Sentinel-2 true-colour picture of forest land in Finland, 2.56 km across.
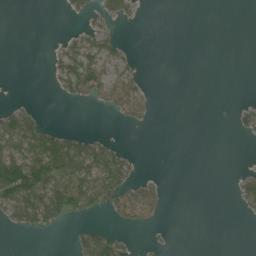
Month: July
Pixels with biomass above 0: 27%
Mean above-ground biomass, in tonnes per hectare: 21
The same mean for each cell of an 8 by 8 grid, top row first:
0 0 14 29 3 0 0 0
0 4 43 30 0 0 0 0
0 7 77 60 14 0 0 0
34 2 0 21 26 0 0 18
68 65 45 19 0 0 0 0
141 94 67 59 13 0 0 23
71 94 42 34 56 0 0 14
0 0 30 36 3 1 0 0
